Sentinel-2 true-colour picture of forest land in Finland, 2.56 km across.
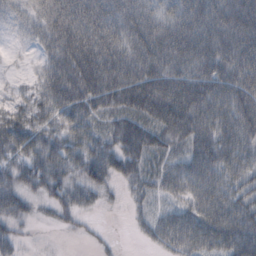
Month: October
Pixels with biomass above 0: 86%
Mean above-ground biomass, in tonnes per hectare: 49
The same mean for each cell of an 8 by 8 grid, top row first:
16 40 59 54 60 57 65 73
3 31 73 66 71 71 63 65
7 46 69 68 75 66 64 63
46 49 53 44 67 85 64 63
62 52 54 46 62 34 65 57
43 64 39 44 39 54 65 51
46 18 33 6 15 34 66 58
30 0 5 5 15 61 62 79
